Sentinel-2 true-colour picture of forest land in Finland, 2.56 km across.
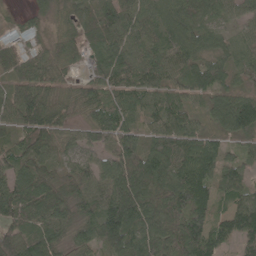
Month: May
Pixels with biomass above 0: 93%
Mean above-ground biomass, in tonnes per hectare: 73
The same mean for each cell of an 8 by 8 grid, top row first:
14 35 48 80 83 77 68 50
41 47 45 76 74 88 51 51
72 72 36 72 86 58 81 32
97 102 44 75 53 78 46 98
63 70 52 79 65 95 72 41
78 45 71 113 104 83 101 66
99 96 71 142 99 92 84 83
89 89 50 107 92 91 103 76
